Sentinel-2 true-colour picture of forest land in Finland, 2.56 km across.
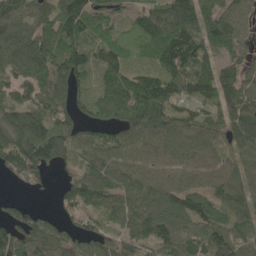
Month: May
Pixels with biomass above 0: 88%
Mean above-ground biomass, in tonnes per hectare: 87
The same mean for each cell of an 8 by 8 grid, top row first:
110 87 144 68 82 135 90 82
115 96 100 95 61 150 93 51
71 90 68 84 88 121 95 90
96 92 58 121 135 90 78 104
119 149 86 98 107 93 95 86
52 29 78 87 81 81 70 65
38 10 54 71 81 96 84 63
106 91 72 68 70 96 85 93
